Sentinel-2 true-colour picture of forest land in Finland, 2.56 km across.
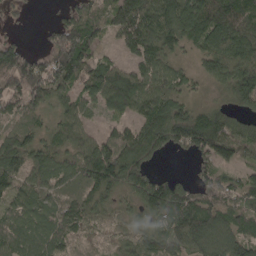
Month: April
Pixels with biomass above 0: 86%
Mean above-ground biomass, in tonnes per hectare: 84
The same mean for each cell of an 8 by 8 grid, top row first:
16 3 71 84 132 137 139 113
74 68 154 25 111 74 95 124
129 126 95 138 99 67 61 147
53 64 67 54 90 99 86 57
93 73 72 112 119 80 132 99
77 61 69 127 86 35 52 46
62 50 67 51 93 144 103 74
76 74 29 25 77 90 116 88
